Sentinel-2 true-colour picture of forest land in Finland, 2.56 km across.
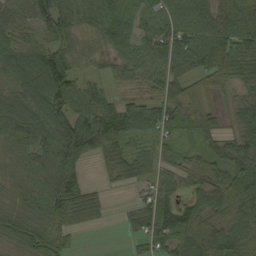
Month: September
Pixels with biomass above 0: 89%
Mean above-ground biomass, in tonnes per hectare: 61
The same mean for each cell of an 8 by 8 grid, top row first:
60 71 58 59 52 62 70 80
54 75 37 46 51 71 89 65
64 128 62 31 43 63 35 43
98 118 71 87 60 60 42 55
62 78 135 95 30 44 52 78
46 64 63 33 42 37 55 91
50 68 81 11 49 55 69 68
54 67 8 0 37 66 83 73
